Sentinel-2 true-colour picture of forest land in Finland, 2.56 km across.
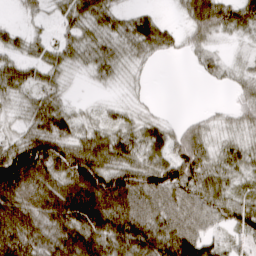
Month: March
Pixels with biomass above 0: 83%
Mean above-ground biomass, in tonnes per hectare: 57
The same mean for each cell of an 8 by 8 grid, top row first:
8 22 59 48 39 11 90 68
39 37 54 48 52 27 33 14
56 41 10 28 12 0 17 31
28 74 24 33 21 1 13 35
65 95 67 74 63 67 51 44
134 87 126 97 77 86 70 42
99 88 118 110 75 67 60 67
102 78 105 82 84 101 57 32
